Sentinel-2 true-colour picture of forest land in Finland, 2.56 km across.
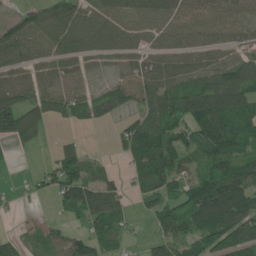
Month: June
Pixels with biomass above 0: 76%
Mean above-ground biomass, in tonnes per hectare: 79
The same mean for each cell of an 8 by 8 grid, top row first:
28 74 80 83 86 89 88 71
85 70 79 73 75 70 76 65
79 74 51 41 96 89 87 118
151 77 59 60 66 119 199 156
72 11 38 17 124 95 128 109
6 52 93 29 82 89 94 111
14 4 91 88 34 81 152 130
41 52 66 54 22 83 128 130
